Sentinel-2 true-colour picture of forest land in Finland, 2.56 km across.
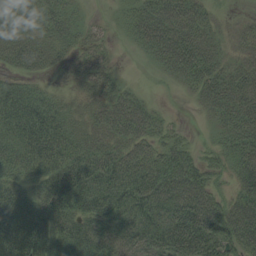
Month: August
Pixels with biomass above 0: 82%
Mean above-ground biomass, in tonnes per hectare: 59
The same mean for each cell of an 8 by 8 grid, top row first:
74 61 17 9 55 77 34 5
69 54 31 15 34 87 45 20
32 17 34 37 2 27 63 50
95 78 30 63 58 4 23 57
87 111 54 49 57 48 15 46
60 84 91 97 89 89 49 41
110 94 71 78 83 87 78 54
127 97 86 69 71 101 89 67
